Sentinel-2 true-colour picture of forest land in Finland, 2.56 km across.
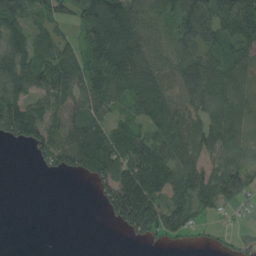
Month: August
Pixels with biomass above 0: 73%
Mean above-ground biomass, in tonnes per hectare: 68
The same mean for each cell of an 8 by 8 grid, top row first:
80 53 57 158 68 77 92 117
87 74 61 134 90 70 66 72
89 87 81 102 107 74 104 77
94 70 62 46 66 78 62 55
35 101 143 97 88 82 61 47
0 16 48 95 147 85 67 91
0 0 0 95 178 89 59 35
0 0 0 0 44 27 12 33
